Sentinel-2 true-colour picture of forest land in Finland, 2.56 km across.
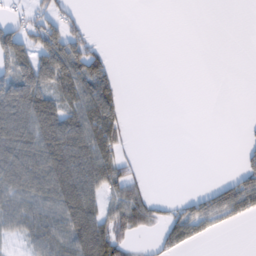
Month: February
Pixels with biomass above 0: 45%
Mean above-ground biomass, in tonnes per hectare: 39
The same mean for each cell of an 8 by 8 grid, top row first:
19 39 12 0 0 0 0 0
87 77 51 5 0 0 0 0
86 75 87 47 0 0 0 0
91 87 76 72 0 0 0 0
88 93 87 74 0 0 0 7
83 90 97 68 14 0 0 37
62 67 97 53 58 21 55 60
23 69 94 90 8 52 15 0
